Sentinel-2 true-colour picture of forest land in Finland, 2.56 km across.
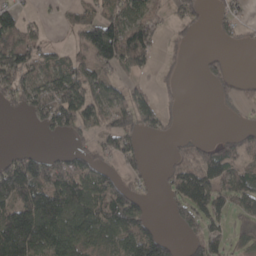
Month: April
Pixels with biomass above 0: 56%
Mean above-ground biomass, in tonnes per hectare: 69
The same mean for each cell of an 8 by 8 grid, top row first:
53 9 31 70 91 55 24 38
123 42 65 159 95 14 3 13
111 88 110 45 20 12 38 34
28 127 141 89 107 25 0 17
1 3 32 58 26 25 32 46
169 106 100 42 31 65 103 76
122 174 122 137 61 54 91 76
153 138 124 77 144 32 94 49
